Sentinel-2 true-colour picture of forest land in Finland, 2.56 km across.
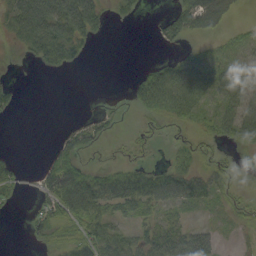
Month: September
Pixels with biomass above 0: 53%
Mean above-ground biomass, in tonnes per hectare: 30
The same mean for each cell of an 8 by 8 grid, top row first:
55 77 68 13 5 44 82 11
15 58 25 0 0 11 18 32
3 0 0 0 42 82 73 52
8 0 0 7 34 68 54 77
0 3 32 7 13 15 16 48
19 36 48 34 36 46 31 11
5 39 67 39 37 31 15 19
0 25 37 41 35 53 32 8
